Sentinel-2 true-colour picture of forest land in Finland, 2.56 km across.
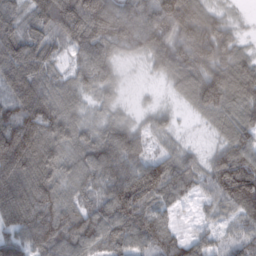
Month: February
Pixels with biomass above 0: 93%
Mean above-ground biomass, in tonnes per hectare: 93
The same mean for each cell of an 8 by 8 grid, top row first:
82 121 172 143 112 166 92 16
120 89 101 87 91 96 144 57
133 85 72 59 10 77 133 114
125 112 58 43 26 23 87 91
185 106 78 108 56 35 24 95
126 92 70 100 131 100 89 149
136 112 81 125 108 41 35 86
102 129 111 105 87 68 58 70
